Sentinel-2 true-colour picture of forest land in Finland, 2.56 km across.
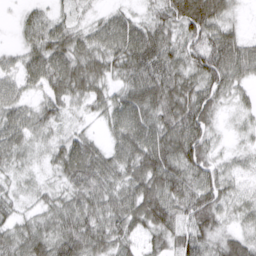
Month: March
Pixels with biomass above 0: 92%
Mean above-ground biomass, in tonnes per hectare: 53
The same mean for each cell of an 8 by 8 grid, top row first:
11 31 21 33 28 74 98 16
20 64 53 62 96 56 69 62
41 60 76 42 80 68 65 43
49 45 22 53 78 77 66 22
48 31 52 36 82 95 56 16
25 21 65 49 83 79 57 35
28 34 59 54 79 68 72 37
51 64 81 56 38 57 55 54
